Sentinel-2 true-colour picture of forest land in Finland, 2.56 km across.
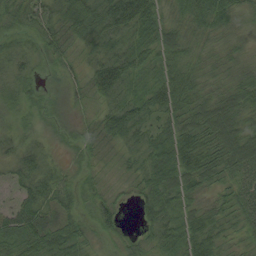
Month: August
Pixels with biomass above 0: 93%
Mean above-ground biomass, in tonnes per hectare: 40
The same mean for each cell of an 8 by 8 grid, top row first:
38 42 67 57 58 36 64 41
25 36 23 34 47 52 29 32
31 8 30 65 30 72 33 44
22 23 17 44 44 53 64 61
24 15 33 24 31 72 58 77
32 34 21 12 34 62 50 46
34 39 25 32 33 46 44 41
49 67 38 15 24 55 59 22
